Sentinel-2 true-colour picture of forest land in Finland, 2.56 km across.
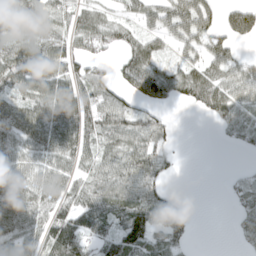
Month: April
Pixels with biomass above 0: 72%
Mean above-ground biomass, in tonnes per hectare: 63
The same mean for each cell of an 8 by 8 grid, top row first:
69 68 58 30 48 85 64 91
81 81 53 43 66 44 67 22
89 91 72 41 86 61 92 75
78 96 107 91 51 6 49 54
70 83 82 70 70 14 0 32
67 71 60 73 88 12 0 22
89 83 110 74 96 48 0 37
65 101 126 100 107 60 0 22
